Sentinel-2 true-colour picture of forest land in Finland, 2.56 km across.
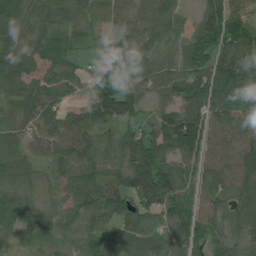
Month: July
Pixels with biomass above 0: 92%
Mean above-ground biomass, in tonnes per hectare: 78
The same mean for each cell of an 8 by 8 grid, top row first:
73 60 56 61 64 43 80 50
79 78 27 92 82 47 80 101
83 67 44 83 75 90 101 101
56 69 66 128 48 86 96 80
45 61 74 74 99 125 99 110
83 49 76 104 147 79 64 112
85 58 94 99 104 86 66 88
40 69 86 63 66 60 110 69
